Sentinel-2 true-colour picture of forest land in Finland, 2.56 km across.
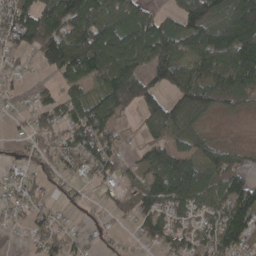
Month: April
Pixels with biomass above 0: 73%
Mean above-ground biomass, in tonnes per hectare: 82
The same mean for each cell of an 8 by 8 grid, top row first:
105 130 130 95 81 66 136 172
73 125 136 147 132 132 167 184
22 14 74 109 99 123 97 118
19 67 84 86 73 107 52 31
20 69 97 69 58 69 68 21
42 53 41 52 68 158 98 97
51 43 21 34 93 88 61 152
2 70 37 19 39 82 73 109
